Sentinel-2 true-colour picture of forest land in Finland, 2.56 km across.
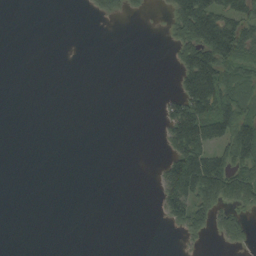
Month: September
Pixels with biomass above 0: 27%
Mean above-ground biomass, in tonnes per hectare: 30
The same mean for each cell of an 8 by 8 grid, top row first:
0 0 1 18 4 67 113 74
0 0 0 0 0 41 133 89
0 0 0 0 0 26 132 69
0 0 0 0 0 66 104 86
0 0 0 0 0 58 86 126
0 0 0 0 0 95 168 87
0 0 0 0 0 71 76 52
0 0 0 0 0 3 12 40
